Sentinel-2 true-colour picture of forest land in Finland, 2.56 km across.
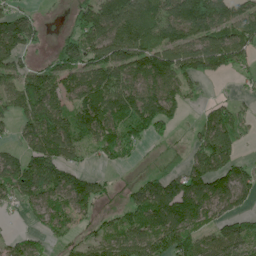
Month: June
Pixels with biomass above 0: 74%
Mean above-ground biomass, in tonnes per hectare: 87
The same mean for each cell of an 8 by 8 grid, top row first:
95 7 89 166 162 141 161 102
130 26 129 154 128 114 113 101
73 95 91 107 99 102 38 25
69 136 112 122 150 77 36 41
39 141 101 100 58 18 93 46
126 123 62 15 27 66 101 68
42 84 75 24 107 140 93 44
48 43 38 66 99 134 76 99
